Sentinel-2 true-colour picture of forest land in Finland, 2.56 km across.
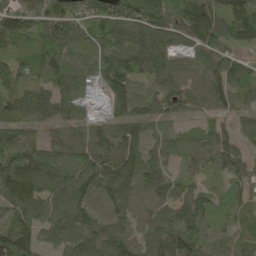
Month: May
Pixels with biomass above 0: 92%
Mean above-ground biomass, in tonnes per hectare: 94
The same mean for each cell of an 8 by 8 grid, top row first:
110 106 94 140 133 118 155 119
74 112 100 104 132 73 113 71
84 92 97 97 68 94 108 82
88 89 57 52 81 53 67 46
97 92 99 103 77 55 87 60
132 134 112 137 99 54 46 72
75 115 123 88 105 90 67 66
115 64 113 123 128 148 72 56
